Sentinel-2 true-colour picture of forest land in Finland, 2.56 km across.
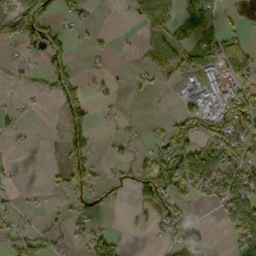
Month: October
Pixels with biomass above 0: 45%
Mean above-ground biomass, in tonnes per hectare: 43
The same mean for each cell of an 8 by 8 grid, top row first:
107 72 25 1 56 49 64 8
21 92 4 13 43 73 58 65
17 70 44 17 32 34 64 53
16 1 85 10 13 29 77 80
6 1 75 7 18 109 63 83
11 10 86 17 66 134 96 75
13 10 25 8 34 41 15 81
38 31 15 52 5 81 24 60
